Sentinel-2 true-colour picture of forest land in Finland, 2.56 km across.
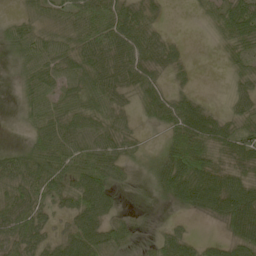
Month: May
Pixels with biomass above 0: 75%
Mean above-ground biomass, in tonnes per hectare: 37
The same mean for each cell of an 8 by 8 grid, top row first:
10 23 39 52 39 0 16 58
18 33 34 44 40 20 2 36
11 34 34 37 41 15 0 25
4 38 45 43 22 53 34 28
4 53 48 49 16 56 54 53
52 62 57 40 7 76 70 49
59 37 57 32 2 15 52 93
50 37 65 42 6 44 15 61
